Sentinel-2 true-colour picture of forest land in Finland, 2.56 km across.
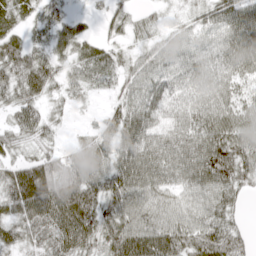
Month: April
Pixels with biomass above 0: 88%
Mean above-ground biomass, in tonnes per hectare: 55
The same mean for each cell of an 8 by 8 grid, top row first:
22 48 16 33 20 16 58 79
53 44 42 28 30 54 55 74
61 54 43 35 64 59 60 47
45 31 8 35 74 53 69 58
41 34 28 51 77 67 88 74
59 92 77 72 79 61 95 70
54 74 84 56 73 68 69 24
41 55 61 64 88 74 73 41
